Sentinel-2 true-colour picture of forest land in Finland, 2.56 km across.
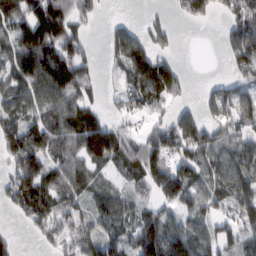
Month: February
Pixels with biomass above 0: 73%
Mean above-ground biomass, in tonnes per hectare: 81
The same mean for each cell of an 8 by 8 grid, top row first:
134 180 73 9 18 18 38 80
82 141 63 71 122 22 0 109
98 145 99 16 166 90 10 66
86 94 118 30 52 44 45 74
117 98 127 156 105 105 110 78
98 100 78 37 108 123 75 92
58 109 59 94 51 66 61 82
27 56 65 72 150 105 69 88
